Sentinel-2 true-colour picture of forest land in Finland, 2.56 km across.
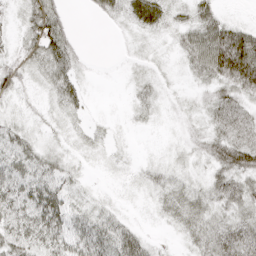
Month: April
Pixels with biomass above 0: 80%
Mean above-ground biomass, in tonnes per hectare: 24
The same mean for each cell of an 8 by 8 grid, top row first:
10 53 1 14 40 17 28 6
13 52 8 1 8 17 68 74
23 24 18 1 11 7 27 51
9 10 12 2 10 6 19 37
42 10 9 7 2 7 28 43
50 43 8 5 11 10 20 39
49 59 19 13 4 24 23 29
48 44 47 50 28 5 31 53
